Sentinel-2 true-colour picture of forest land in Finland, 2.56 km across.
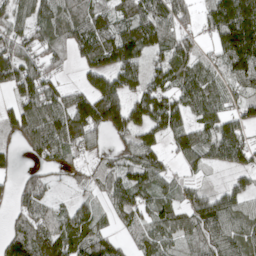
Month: April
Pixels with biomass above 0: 80%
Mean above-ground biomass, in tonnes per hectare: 88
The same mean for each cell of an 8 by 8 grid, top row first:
88 85 87 86 134 132 80 167
85 72 100 157 130 117 32 162
106 67 38 126 101 107 94 86
80 114 154 153 153 146 99 63
28 127 90 31 112 85 98 105
30 41 28 64 91 37 24 49
49 68 50 58 71 72 99 79
92 105 99 54 80 69 78 99
